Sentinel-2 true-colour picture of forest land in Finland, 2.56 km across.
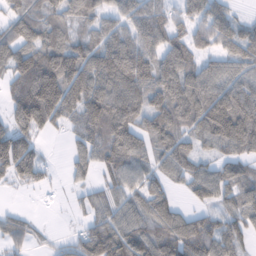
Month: February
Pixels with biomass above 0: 81%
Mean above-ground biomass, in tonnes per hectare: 96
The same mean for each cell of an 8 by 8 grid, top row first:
84 73 73 70 96 64 98 28
112 120 96 132 98 100 69 92
112 176 148 151 109 124 115 96
116 158 124 149 107 124 170 162
154 9 66 126 91 100 71 122
94 28 41 78 86 72 102 87
19 6 33 88 99 67 67 92
74 27 86 164 120 144 120 71
